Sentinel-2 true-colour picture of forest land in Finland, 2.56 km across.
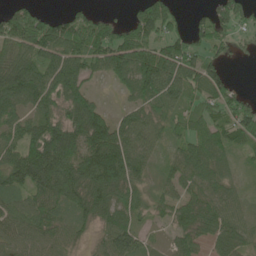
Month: June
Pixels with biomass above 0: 83%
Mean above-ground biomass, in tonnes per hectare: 79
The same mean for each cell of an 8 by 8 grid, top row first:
98 59 66 22 105 57 53 80
105 111 104 141 116 97 72 19
144 113 101 48 139 104 111 7
73 84 123 28 64 60 68 94
74 173 107 132 73 43 76 69
102 124 138 143 47 50 64 26
65 85 88 92 48 60 63 41
66 66 34 77 39 35 42 61
